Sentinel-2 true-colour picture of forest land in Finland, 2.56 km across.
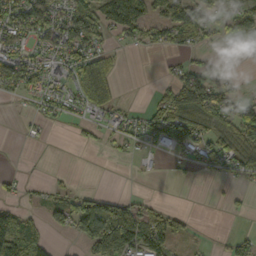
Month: October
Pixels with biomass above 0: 50%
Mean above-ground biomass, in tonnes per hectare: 47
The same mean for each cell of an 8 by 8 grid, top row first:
89 74 59 92 69 88 48 65
66 57 77 25 26 47 23 25
76 66 105 61 0 52 53 12
5 33 38 40 31 102 121 91
3 6 14 16 24 66 72 85
9 5 1 0 9 9 10 48
32 40 68 67 42 16 3 10
108 34 27 157 115 59 4 39
